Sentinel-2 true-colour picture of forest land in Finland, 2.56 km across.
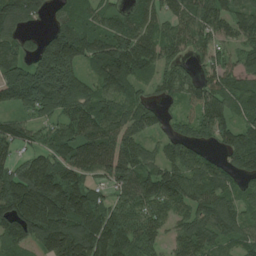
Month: July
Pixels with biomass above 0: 87%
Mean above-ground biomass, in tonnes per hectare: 104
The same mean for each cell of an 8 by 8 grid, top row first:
106 38 68 68 82 75 115 103
73 135 140 144 121 72 64 70
106 162 93 145 56 83 69 82
58 88 107 108 106 33 117 72
99 64 124 117 72 82 51 124
132 179 106 101 118 115 111 78
196 244 177 82 95 81 127 72
117 150 186 167 89 61 92 79
